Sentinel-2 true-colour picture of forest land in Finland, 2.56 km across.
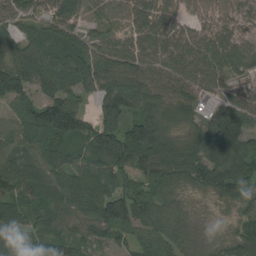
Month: August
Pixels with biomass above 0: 93%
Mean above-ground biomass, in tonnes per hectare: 85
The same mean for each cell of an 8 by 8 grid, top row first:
81 96 89 46 102 82 67 76
68 53 89 103 103 103 108 83
156 87 95 99 85 82 95 61
86 129 72 137 64 52 37 91
84 77 78 152 122 69 105 73
106 109 91 110 64 77 112 98
79 83 84 128 78 62 13 56
102 100 81 59 61 77 25 63
